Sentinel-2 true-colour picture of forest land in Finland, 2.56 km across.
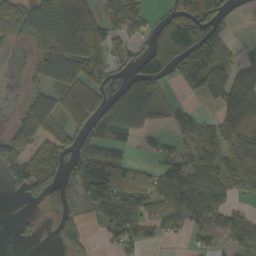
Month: October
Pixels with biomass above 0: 61%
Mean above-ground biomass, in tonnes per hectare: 84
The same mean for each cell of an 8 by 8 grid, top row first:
193 194 209 69 59 140 185 5
36 140 209 92 66 167 117 20
1 90 119 114 151 40 86 72
38 135 66 192 172 63 12 112
144 76 116 108 22 48 82 67
64 104 78 109 57 115 112 97
1 47 27 73 75 95 81 21
13 2 34 21 47 17 36 50
